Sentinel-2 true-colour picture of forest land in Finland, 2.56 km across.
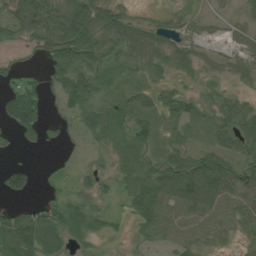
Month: July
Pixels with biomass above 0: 74%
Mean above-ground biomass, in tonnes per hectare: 45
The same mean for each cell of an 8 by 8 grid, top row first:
56 68 78 53 15 21 14 20
21 58 99 44 41 34 11 26
35 45 82 28 26 25 13 26
106 27 57 52 48 55 35 54
24 22 15 37 46 46 39 66
57 10 21 28 51 81 101 65
31 54 63 15 46 73 79 56
116 83 31 12 22 53 36 19
